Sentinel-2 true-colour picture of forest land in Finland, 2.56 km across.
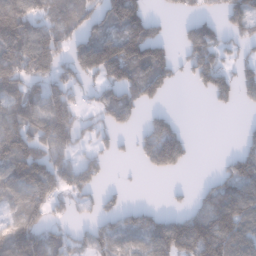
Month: January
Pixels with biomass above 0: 60%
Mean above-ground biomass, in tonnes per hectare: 89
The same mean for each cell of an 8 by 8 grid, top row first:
169 101 112 135 114 23 51 115
136 136 109 158 163 41 138 53
133 108 77 104 129 44 113 89
113 165 63 99 40 19 7 10
145 139 59 38 82 137 0 33
120 131 106 7 11 18 13 108
68 88 39 49 54 25 103 121
132 91 57 101 92 173 170 106
